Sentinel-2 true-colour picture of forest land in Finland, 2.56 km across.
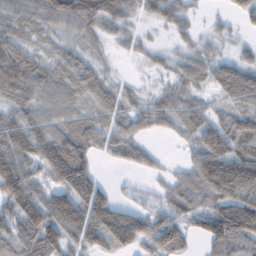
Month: February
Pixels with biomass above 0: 82%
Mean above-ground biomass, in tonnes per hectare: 61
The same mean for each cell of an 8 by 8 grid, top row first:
53 75 103 81 31 52 8 28
82 23 30 16 23 22 23 15
113 68 69 32 7 41 46 83
59 57 55 71 55 65 47 59
88 87 92 55 30 13 98 57
123 56 105 5 17 34 116 110
97 104 94 84 39 68 73 58
80 94 63 76 72 76 65 67
